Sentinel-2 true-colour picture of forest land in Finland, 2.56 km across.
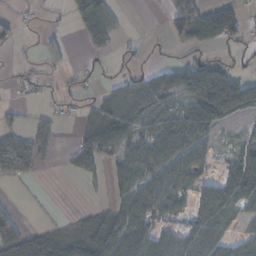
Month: November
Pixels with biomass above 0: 56%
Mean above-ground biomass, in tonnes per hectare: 38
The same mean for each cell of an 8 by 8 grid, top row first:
18 5 46 33 2 66 65 36
16 34 13 32 7 16 26 20
13 11 21 16 39 62 96 51
8 12 19 44 60 53 64 41
60 24 28 57 63 82 35 38
37 1 18 22 70 60 26 69
21 1 7 30 61 39 60 39
80 50 49 63 61 50 65 30
